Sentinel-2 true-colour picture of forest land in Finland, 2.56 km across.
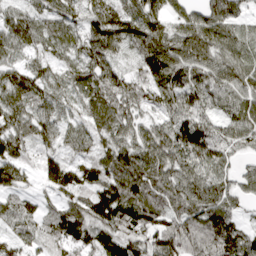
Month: April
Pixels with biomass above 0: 94%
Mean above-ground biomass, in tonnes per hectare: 88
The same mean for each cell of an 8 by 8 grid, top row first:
64 75 64 103 96 53 92 60
79 61 75 100 102 96 106 64
90 71 92 107 86 95 94 85
101 88 61 118 67 87 65 82
95 68 69 84 90 104 92 60
77 79 74 107 126 97 85 47
78 50 86 136 158 94 109 38
66 76 99 109 98 126 145 108
